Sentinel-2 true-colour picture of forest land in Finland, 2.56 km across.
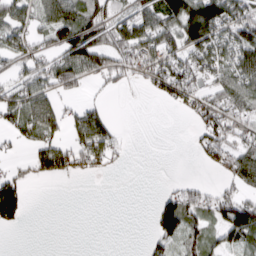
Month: March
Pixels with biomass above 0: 53%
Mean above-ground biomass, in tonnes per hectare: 53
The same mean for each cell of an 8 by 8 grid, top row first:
79 73 97 81 86 102 166 110
67 59 135 99 101 76 101 103
53 77 59 35 34 106 60 78
73 93 57 19 0 12 85 55
27 69 68 50 0 0 59 52
49 44 30 5 0 3 5 66
107 0 0 0 0 78 42 77
0 0 0 0 8 51 54 47
